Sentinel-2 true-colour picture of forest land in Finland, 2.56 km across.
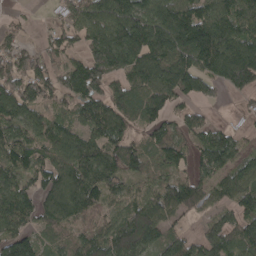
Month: April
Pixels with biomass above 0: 84%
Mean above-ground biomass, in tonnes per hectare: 107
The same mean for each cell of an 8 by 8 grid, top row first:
18 13 105 161 144 140 139 130
85 76 69 158 148 165 176 155
149 116 131 87 116 137 99 140
126 72 88 117 96 58 31 27
123 107 124 110 75 99 99 62
98 119 132 109 85 77 88 115
131 106 107 74 132 117 67 118
142 50 78 148 154 89 112 115
